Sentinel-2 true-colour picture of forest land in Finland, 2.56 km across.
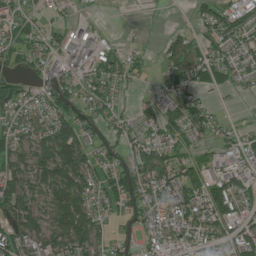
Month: July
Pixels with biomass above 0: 70%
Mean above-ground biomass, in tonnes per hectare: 53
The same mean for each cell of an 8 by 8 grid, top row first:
41 22 11 0 1 0 46 70
50 47 78 30 11 56 47 50
35 46 43 58 13 59 57 37
51 51 52 41 28 50 32 6
65 95 100 34 61 60 23 35
86 111 109 61 72 67 44 52
94 80 113 39 64 75 72 50
79 81 107 48 36 46 54 65
